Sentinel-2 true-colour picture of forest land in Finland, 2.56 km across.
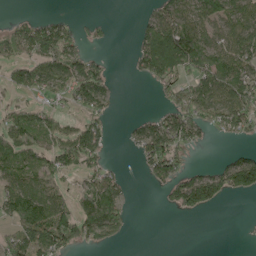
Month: May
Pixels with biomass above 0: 54%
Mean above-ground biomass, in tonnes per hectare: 74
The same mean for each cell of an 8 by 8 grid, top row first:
13 21 5 3 23 112 111 102
76 112 48 6 106 205 138 99
64 119 129 33 41 99 123 154
55 65 50 26 9 104 107 116
119 88 139 15 96 104 17 20
89 95 47 44 28 91 79 145
137 159 91 135 0 59 65 0
104 174 87 47 0 0 0 1
